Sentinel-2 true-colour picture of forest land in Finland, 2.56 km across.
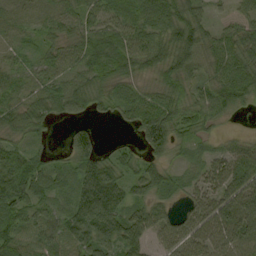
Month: September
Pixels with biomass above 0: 88%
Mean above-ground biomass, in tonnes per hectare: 57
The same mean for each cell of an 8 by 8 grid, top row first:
32 34 46 39 77 85 28 27
27 34 54 74 59 90 62 78
46 48 59 55 37 62 56 99
60 55 44 26 61 58 57 36
45 20 66 12 47 43 25 38
90 59 73 84 74 36 48 80
76 51 92 109 69 32 66 103
61 57 77 92 63 43 60 71
